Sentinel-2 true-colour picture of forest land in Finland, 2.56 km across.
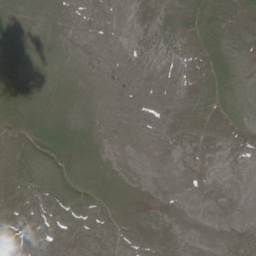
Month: June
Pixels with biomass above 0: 32%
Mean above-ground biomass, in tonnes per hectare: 5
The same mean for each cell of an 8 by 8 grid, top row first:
8 2 0 0 0 5 13 7
17 3 0 0 0 1 15 1
26 15 4 0 0 0 9 3
27 23 6 0 0 0 2 4
14 39 24 1 0 0 0 0
9 13 21 7 1 0 0 0
2 2 6 9 1 0 0 0
0 0 0 1 0 0 0 0
